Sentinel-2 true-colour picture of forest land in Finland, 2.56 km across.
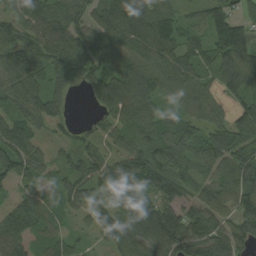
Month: August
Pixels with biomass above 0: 90%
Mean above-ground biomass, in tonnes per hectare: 88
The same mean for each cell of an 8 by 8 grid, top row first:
59 79 77 120 99 60 76 58
104 100 125 109 107 94 80 116
119 95 87 108 116 104 54 128
73 98 1 94 113 49 70 78
111 36 48 49 78 115 90 106
77 51 90 109 120 108 65 136
58 67 50 79 103 88 78 108
124 71 26 79 107 139 105 105
